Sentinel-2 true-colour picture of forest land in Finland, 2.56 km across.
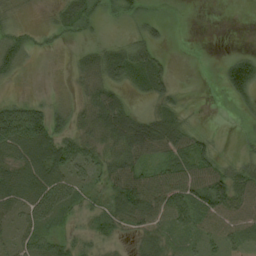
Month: August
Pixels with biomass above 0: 71%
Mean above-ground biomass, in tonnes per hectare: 41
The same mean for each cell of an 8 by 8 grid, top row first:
15 8 48 18 20 1 0 0
50 12 14 29 53 0 0 5
15 1 25 49 53 15 0 103
79 56 26 92 22 32 1 9
81 86 57 54 105 75 26 7
69 85 37 70 76 70 72 47
40 71 30 40 86 88 78 60
32 41 29 20 38 26 32 50
